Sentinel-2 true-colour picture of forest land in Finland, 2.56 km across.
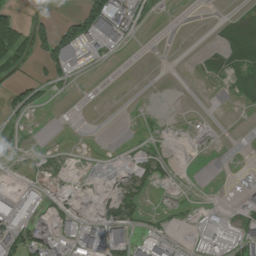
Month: August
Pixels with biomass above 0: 32%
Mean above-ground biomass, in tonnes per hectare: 19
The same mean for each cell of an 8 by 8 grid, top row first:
56 23 60 107 15 1 0 5
94 80 87 28 0 0 3 19
26 29 4 0 0 0 3 12
20 2 0 0 1 0 1 1
5 1 1 0 5 1 2 0
3 5 2 3 18 7 0 1
56 13 9 26 14 4 12 20
55 33 54 69 22 11 53 47
